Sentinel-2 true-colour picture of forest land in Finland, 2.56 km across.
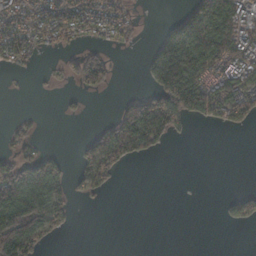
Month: November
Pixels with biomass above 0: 42%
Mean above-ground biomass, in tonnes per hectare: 56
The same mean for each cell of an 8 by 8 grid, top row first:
82 89 106 88 14 39 186 85
97 30 34 24 17 199 132 128
3 15 76 34 19 204 95 106
6 1 9 26 207 127 88 73
45 7 30 132 89 6 0 0
130 130 41 43 0 0 0 0
143 117 3 0 0 0 0 46
154 35 0 0 0 0 0 0
